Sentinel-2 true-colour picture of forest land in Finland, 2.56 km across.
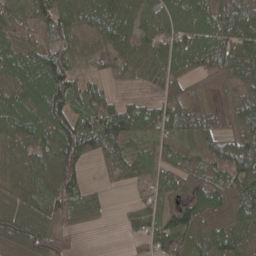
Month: May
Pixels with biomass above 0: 89%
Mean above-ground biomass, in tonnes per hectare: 61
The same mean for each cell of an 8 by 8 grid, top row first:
60 71 58 59 52 62 70 80
54 75 37 46 51 71 89 65
64 128 62 31 43 63 35 43
98 118 71 87 60 60 42 55
62 78 135 95 30 44 52 78
46 64 63 33 42 37 55 91
50 68 81 11 49 55 69 68
54 67 8 0 37 66 83 73
